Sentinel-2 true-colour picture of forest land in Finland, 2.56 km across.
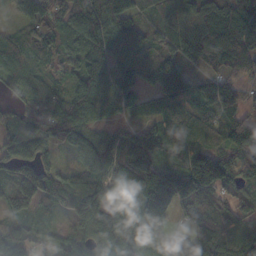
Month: October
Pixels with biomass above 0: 91%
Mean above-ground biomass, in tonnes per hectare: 109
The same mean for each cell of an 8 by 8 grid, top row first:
55 109 97 147 68 92 99 94
101 97 99 130 99 113 136 104
64 72 83 83 57 160 77 72
67 116 101 69 56 103 90 92
159 95 96 98 192 81 83 139
105 86 86 104 206 218 256 84
88 42 143 106 223 148 143 74
106 35 81 131 160 123 184 87
